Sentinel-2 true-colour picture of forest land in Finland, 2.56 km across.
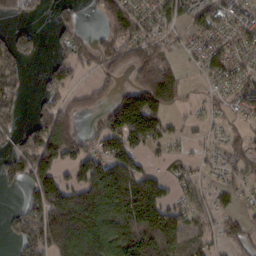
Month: February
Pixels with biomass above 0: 63%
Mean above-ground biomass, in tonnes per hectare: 81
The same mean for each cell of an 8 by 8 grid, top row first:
36 14 27 105 73 102 100 62
100 19 77 95 86 25 60 52
56 51 29 45 119 108 40 65
57 112 60 102 205 34 23 33
56 177 79 110 89 23 25 39
86 123 100 180 111 38 19 48
19 164 186 158 207 81 34 37
56 157 158 124 144 104 35 72
